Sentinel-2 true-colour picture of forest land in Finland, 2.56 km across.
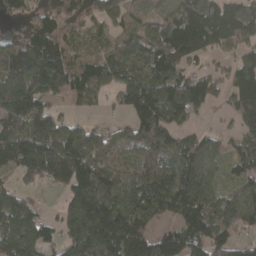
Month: April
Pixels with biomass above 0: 82%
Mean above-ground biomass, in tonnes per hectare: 121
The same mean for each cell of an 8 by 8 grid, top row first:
44 101 77 102 63 90 138 110
111 152 66 77 125 175 95 108
198 166 135 125 167 137 105 135
158 133 31 23 135 141 33 96
148 180 158 97 140 115 94 79
73 102 179 127 116 143 100 79
143 18 208 173 156 124 165 165
186 88 207 174 95 133 145 56
